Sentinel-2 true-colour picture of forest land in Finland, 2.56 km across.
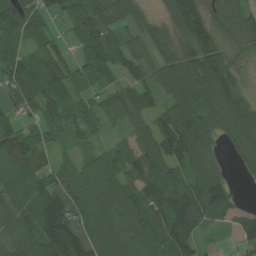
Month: July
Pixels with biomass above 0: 89%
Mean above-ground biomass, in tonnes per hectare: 92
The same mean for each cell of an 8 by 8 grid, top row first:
97 68 88 104 63 120 92 120
61 64 65 96 83 100 133 80
92 132 68 56 74 149 166 68
57 86 70 44 67 149 93 139
135 58 37 37 62 173 83 104
92 78 72 82 133 88 110 22
68 125 83 104 128 148 108 35
79 119 139 91 106 167 23 51
